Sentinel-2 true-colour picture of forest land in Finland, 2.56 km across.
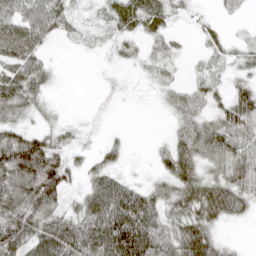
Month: April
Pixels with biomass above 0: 73%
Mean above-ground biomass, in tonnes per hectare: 44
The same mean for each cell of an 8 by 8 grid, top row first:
51 67 15 34 57 18 8 12
81 21 9 16 19 17 16 19
72 27 0 6 7 12 27 25
46 17 2 4 0 26 30 75
82 59 19 17 0 41 66 50
84 95 24 51 8 66 42 66
80 67 47 120 98 45 70 44
86 88 102 135 113 66 71 6
